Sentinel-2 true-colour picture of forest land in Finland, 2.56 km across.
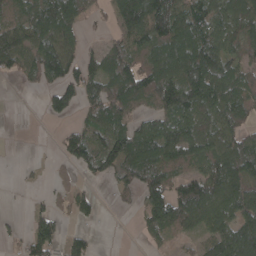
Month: April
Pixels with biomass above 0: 69%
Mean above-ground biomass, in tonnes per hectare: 76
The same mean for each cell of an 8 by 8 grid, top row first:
66 117 72 49 165 140 123 123
99 105 66 53 84 132 127 74
20 49 90 97 126 134 140 79
0 36 42 113 41 104 100 98
0 1 83 106 115 116 97 98
4 9 24 64 111 64 103 100
1 36 52 6 55 106 116 97
19 116 54 0 20 27 63 121
